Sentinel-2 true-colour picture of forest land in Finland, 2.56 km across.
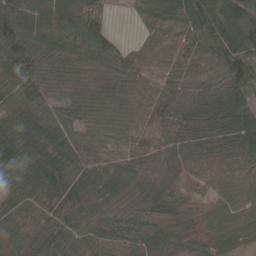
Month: May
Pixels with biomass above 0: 96%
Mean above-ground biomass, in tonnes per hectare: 67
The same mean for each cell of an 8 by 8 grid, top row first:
100 70 93 20 48 74 103 99
80 75 63 54 40 61 74 92
68 61 31 48 41 52 61 97
71 57 51 44 55 76 82 94
83 63 68 42 46 81 67 86
60 84 79 81 76 62 51 66
69 93 102 73 60 59 47 62
75 89 55 27 50 83 72 58
